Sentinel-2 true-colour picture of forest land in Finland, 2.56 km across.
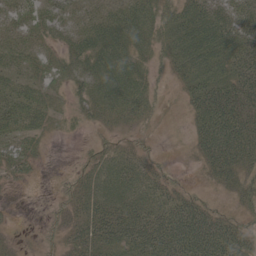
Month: May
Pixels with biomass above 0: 78%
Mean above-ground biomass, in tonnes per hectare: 39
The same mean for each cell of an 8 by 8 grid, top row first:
36 38 29 39 45 49 55 60
33 23 51 62 32 52 64 56
30 29 43 65 33 25 58 64
52 34 23 47 34 4 75 70
40 11 6 18 18 3 67 81
25 2 27 45 40 11 26 48
2 13 36 50 48 53 32 26
7 15 38 54 62 67 71 51
